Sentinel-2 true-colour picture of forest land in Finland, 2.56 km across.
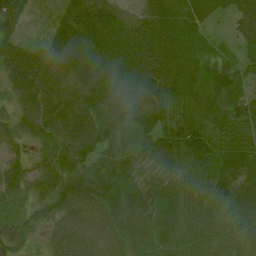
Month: July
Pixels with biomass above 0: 98%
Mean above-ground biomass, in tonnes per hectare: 62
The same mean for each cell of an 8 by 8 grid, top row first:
41 9 74 72 66 55 53 77
36 51 76 64 84 72 37 47
56 74 82 60 75 69 51 55
42 72 73 71 82 52 59 61
39 45 78 65 54 82 65 54
51 58 91 77 47 67 63 78
31 51 93 72 65 73 62 80
66 41 89 73 57 76 55 49
